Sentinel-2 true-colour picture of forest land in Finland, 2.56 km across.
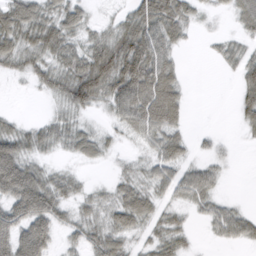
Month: March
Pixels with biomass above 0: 73%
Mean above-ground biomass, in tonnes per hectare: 39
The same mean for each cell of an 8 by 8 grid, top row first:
63 44 34 10 69 61 10 35
54 54 36 67 79 29 5 40
11 36 83 74 86 39 0 61
6 7 32 27 77 51 25 33
55 30 38 13 19 42 41 4
92 32 14 11 20 61 36 1
59 62 21 33 57 37 29 17
70 49 29 47 44 33 7 30
